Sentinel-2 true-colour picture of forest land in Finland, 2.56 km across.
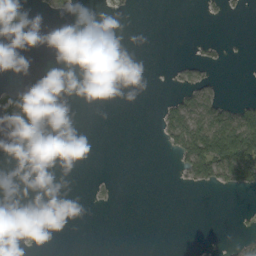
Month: September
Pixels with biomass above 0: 15%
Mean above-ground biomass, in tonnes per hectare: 15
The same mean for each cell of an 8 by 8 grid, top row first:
51 8 1 3 0 0 4 4
0 0 0 0 0 0 10 1
6 29 0 0 0 9 15 0
126 70 0 0 0 48 61 47
2 0 0 0 0 45 114 127
0 0 0 1 0 5 51 75
0 0 0 3 0 0 0 2
5 0 0 0 0 0 1 11
